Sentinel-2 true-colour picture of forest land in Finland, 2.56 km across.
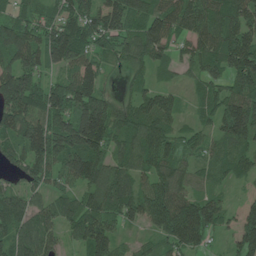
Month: June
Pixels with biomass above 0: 92%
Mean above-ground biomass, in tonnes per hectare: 103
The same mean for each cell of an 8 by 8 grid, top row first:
78 74 118 112 106 130 140 117
129 152 110 78 122 58 109 149
171 67 130 16 53 29 86 113
156 148 173 133 110 59 54 150
92 160 194 108 131 80 62 89
56 86 130 119 79 99 49 61
106 72 107 115 128 176 113 45
95 78 83 106 33 121 57 106
